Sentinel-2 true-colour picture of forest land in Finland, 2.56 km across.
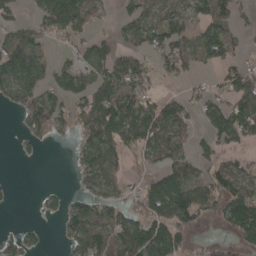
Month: April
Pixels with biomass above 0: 61%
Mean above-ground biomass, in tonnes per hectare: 64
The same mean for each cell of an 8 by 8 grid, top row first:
35 97 86 14 64 46 64 35
90 34 40 58 53 86 84 36
109 70 70 89 56 36 19 95
56 119 69 129 104 72 70 98
13 13 50 95 72 60 43 48
2 0 47 52 57 81 63 78
4 26 66 81 77 131 53 110
45 10 91 116 143 94 21 49
